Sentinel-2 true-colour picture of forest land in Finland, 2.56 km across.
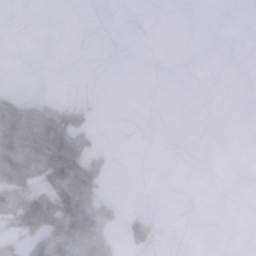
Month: January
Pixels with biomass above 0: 21%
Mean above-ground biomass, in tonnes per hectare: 34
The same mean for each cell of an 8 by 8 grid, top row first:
0 0 0 0 0 0 0 0
0 0 0 0 0 0 0 0
0 0 0 0 0 0 0 0
169 87 56 0 0 0 0 0
227 274 140 3 0 0 0 0
139 143 206 10 0 0 0 0
115 121 147 29 3 0 0 0
59 83 80 30 37 0 0 0
